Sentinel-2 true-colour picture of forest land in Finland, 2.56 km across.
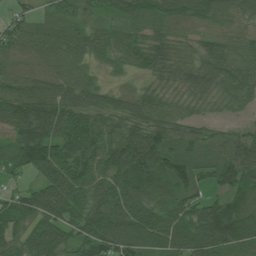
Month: July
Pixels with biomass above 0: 94%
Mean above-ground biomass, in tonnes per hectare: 88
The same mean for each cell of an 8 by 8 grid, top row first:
51 41 61 44 51 67 77 68
82 84 73 77 76 45 63 66
78 91 80 21 36 62 85 92
108 140 101 80 81 63 33 31
113 156 127 105 134 51 46 72
42 118 120 120 147 109 43 84
91 139 108 150 118 109 86 75
90 134 87 131 139 117 134 103
